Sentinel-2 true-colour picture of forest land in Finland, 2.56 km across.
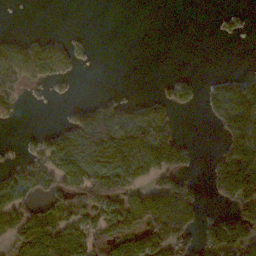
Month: November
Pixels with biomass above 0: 47%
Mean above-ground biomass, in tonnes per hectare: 59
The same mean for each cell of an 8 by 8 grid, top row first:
0 0 0 0 0 0 0 8
80 81 25 0 0 0 0 0
88 64 10 0 0 31 11 32
33 0 63 100 63 43 21 93
7 76 141 175 175 94 0 73
109 95 115 146 90 100 25 106
118 68 79 91 126 170 15 62
49 88 90 101 138 100 54 69
